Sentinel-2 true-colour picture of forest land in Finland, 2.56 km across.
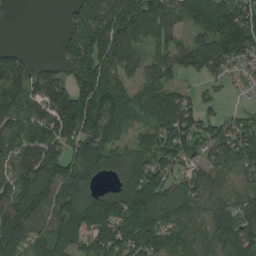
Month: August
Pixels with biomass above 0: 81%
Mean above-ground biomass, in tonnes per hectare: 103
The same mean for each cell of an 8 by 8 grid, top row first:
6 0 98 155 180 84 135 174
26 0 121 175 67 87 139 190
150 104 133 122 78 53 56 30
146 122 178 131 68 150 57 47
88 108 135 81 60 148 104 141
76 131 143 60 163 87 67 58
130 97 136 136 163 90 53 70
123 96 75 123 137 71 76 127
